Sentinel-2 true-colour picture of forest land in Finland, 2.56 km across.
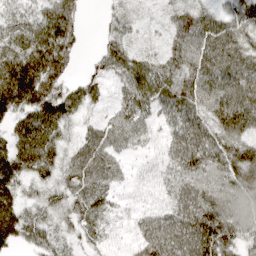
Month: April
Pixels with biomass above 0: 87%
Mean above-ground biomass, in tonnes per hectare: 58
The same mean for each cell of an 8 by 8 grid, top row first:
49 71 39 18 12 38 46 59
73 106 22 39 18 53 79 65
136 94 25 35 78 66 84 85
69 92 34 35 51 64 66 100
72 79 45 56 25 56 71 65
69 37 65 45 21 48 64 67
60 39 55 30 33 61 83 61
49 51 31 25 75 87 103 54
